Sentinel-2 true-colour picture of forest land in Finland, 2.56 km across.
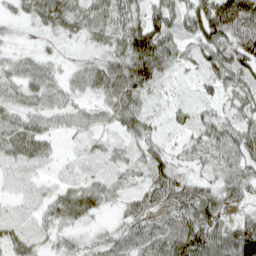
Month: April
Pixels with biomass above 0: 89%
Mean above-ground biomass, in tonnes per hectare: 56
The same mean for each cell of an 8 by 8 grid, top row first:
23 56 50 62 74 71 155 147
23 20 19 48 145 67 90 123
49 56 44 85 100 14 45 73
53 53 41 52 47 22 24 67
73 35 11 20 46 22 57 78
25 15 35 31 33 65 33 56
27 44 79 20 65 77 90 41
55 32 33 56 60 85 99 101
